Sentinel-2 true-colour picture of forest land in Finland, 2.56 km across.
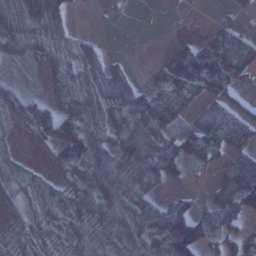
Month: January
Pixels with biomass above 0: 71%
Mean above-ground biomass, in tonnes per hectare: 59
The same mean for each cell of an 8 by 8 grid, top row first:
79 73 4 11 1 6 3 15
59 56 35 4 0 45 84 88
15 37 66 63 17 105 95 52
36 82 81 108 119 81 80 54
7 47 92 76 134 99 115 62
40 13 53 107 91 53 14 102
38 23 53 89 93 80 43 94
25 25 50 64 71 152 62 57
